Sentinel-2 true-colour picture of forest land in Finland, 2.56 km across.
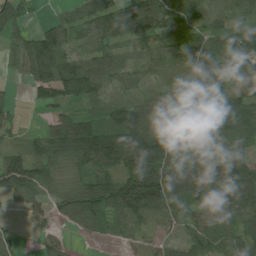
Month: June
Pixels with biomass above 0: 85%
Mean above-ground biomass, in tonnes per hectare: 88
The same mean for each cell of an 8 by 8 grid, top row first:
55 15 82 128 156 88 67 64
60 149 55 82 70 95 120 91
17 132 143 69 44 68 119 83
24 39 60 85 117 71 99 112
30 114 166 141 143 103 91 83
145 77 75 95 161 172 176 127
17 44 139 109 148 72 100 102
32 39 13 32 45 34 91 78
